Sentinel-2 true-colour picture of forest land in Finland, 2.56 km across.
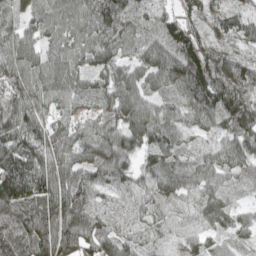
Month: May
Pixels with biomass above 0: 96%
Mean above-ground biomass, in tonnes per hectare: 75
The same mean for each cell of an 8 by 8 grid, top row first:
36 62 72 95 45 60 55 57
81 57 73 58 60 100 76 43
74 76 66 70 69 116 166 120
100 68 42 67 109 75 92 134
122 104 73 86 75 65 37 75
177 109 93 85 58 72 59 44
89 83 97 41 54 37 56 31
82 113 99 80 38 22 37 31
